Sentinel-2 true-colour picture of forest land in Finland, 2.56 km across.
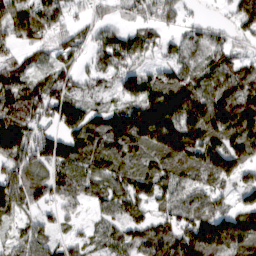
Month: March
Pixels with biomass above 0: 87%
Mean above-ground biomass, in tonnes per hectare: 90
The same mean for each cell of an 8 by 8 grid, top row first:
128 79 26 34 56 56 9 80
62 52 66 107 70 39 65 30
106 82 50 50 118 107 102 114
110 92 105 92 151 166 150 149
128 123 127 119 125 183 152 128
109 91 93 101 66 86 91 73
81 44 37 74 50 71 77 80
50 70 37 61 95 104 199 148
